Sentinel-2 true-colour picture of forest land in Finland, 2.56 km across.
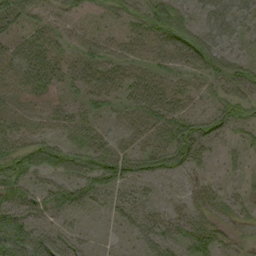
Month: September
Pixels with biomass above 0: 66%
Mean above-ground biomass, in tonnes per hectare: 30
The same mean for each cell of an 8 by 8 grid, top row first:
42 16 15 15 41 40 43 43
23 31 25 22 29 45 43 20
30 29 30 29 34 23 22 42
11 13 18 20 39 36 21 31
37 37 31 27 21 58 33 20
44 27 39 57 40 23 16 9
56 39 32 19 24 16 25 18
59 57 27 6 29 38 44 12
